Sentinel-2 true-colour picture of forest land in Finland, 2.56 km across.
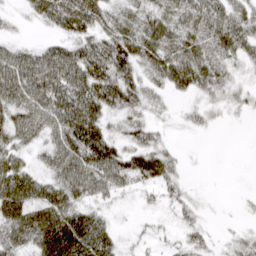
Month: March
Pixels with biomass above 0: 75%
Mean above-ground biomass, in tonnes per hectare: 37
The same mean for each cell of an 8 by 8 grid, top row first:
13 37 51 34 40 41 47 33
28 31 40 53 47 46 38 37
68 66 66 59 38 40 41 18
59 69 79 40 38 10 23 13
42 42 73 44 48 7 0 0
54 35 68 58 45 25 0 0
58 55 40 15 8 22 5 3
55 67 72 30 13 15 21 19
